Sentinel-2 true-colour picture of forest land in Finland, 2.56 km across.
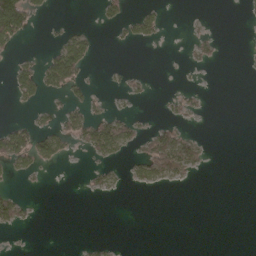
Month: April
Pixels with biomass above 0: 18%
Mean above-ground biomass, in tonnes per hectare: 17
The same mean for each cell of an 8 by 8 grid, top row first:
124 11 0 26 39 0 1 2
20 17 69 3 4 0 12 0
50 63 36 3 6 1 0 0
3 16 34 17 2 10 2 0
83 50 27 90 28 88 8 0
21 3 1 16 37 33 2 0
51 0 0 0 0 0 0 0
0 0 2 3 0 0 0 0
